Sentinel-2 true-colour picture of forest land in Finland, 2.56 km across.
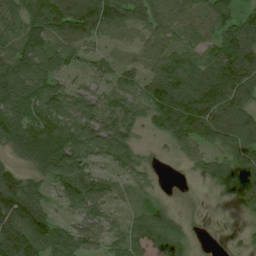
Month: July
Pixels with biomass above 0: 89%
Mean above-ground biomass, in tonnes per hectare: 82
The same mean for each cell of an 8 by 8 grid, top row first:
88 137 149 129 93 92 102 74
87 80 76 35 71 73 70 122
120 75 33 54 72 135 107 113
113 91 69 68 66 168 129 99
103 127 93 108 18 58 70 102
78 75 94 55 39 3 56 109
188 69 73 48 53 21 3 33
159 122 91 60 87 75 5 12
